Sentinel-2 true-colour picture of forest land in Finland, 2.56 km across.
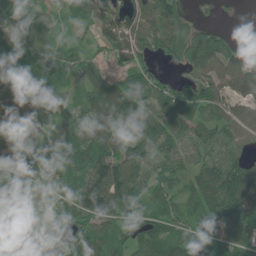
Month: June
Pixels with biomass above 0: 87%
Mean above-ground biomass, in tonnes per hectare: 68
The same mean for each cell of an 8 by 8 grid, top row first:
52 25 54 81 100 71 7 4
59 43 36 77 64 57 125 28
64 81 50 55 63 29 68 80
90 54 51 125 66 87 72 57
57 48 88 88 86 61 69 47
42 34 86 133 62 63 94 151
63 66 117 117 67 52 84 94
58 83 65 59 74 67 47 75
